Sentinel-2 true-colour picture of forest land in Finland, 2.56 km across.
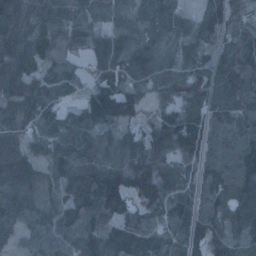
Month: January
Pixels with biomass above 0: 92%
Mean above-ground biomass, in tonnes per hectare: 78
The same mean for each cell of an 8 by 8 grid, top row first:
73 60 56 61 64 43 80 50
79 78 27 92 82 47 80 101
83 67 44 83 75 90 101 101
56 69 66 128 48 86 96 80
45 61 74 74 99 125 99 110
83 49 76 104 147 79 64 112
85 58 94 99 104 86 66 88
40 69 86 63 66 60 110 69
